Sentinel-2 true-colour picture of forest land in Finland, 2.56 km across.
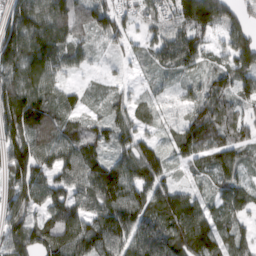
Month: March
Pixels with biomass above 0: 91%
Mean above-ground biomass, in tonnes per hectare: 100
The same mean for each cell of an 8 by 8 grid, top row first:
156 163 106 119 72 128 209 85
181 163 71 36 50 120 59 144
142 85 18 26 23 38 64 110
188 145 53 62 36 18 114 57
121 138 112 61 72 69 107 78
116 86 118 161 130 33 64 70
122 88 91 126 111 134 78 78
145 123 134 130 127 136 154 73
